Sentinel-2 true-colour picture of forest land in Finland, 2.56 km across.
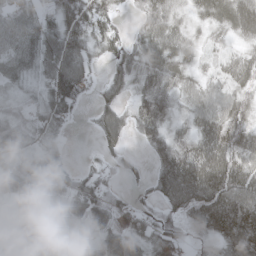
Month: May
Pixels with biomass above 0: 83%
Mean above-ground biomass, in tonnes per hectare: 54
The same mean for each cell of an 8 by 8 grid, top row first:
55 36 71 34 43 36 44 88
53 61 63 44 46 56 24 33
29 50 71 45 54 47 35 56
30 61 19 60 66 32 66 64
55 31 0 38 31 58 77 92
59 79 43 27 19 105 108 93
58 53 77 68 26 63 117 101
30 63 41 64 53 36 32 102
